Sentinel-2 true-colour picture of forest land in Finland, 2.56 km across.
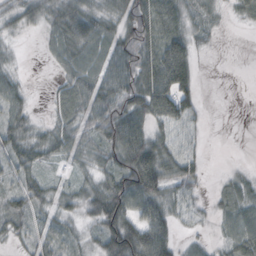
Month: October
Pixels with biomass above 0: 76%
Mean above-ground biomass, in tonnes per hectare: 48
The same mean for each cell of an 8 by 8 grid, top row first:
40 45 73 60 99 56 22 20
7 23 68 68 87 75 10 0
23 5 67 69 85 110 0 0
45 16 67 88 87 86 5 0
51 44 62 70 86 46 6 0
41 26 28 58 128 68 9 16
38 52 41 107 76 39 14 46
23 55 25 89 113 41 12 68
